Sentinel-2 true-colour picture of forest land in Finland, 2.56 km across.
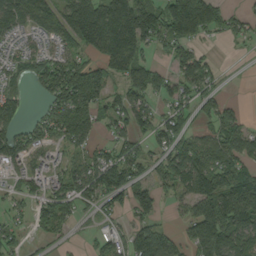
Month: September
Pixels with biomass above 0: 73%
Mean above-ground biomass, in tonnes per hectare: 95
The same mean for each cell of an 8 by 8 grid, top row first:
110 105 198 164 160 219 162 41
54 51 102 151 96 97 23 8
63 146 204 86 131 83 77 2
75 67 147 85 89 84 60 39
125 78 80 73 59 107 72 87
54 85 108 146 60 127 150 130
45 106 57 60 92 31 135 180
47 40 14 64 124 57 154 126
